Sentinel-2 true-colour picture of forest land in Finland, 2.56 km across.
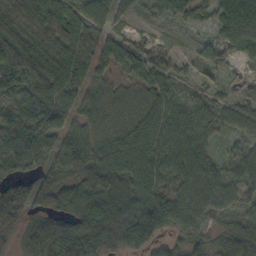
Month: October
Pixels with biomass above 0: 92%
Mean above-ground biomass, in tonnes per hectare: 55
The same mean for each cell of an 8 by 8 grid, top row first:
50 68 51 37 16 37 30 84
68 51 71 51 31 13 26 33
78 77 65 31 45 31 16 13
55 100 52 45 53 57 46 42
76 65 67 58 68 64 40 27
55 58 57 79 74 60 60 47
90 59 65 74 91 66 54 40
42 107 100 77 70 31 31 71
